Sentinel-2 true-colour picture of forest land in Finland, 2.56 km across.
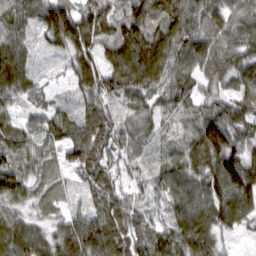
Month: March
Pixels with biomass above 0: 97%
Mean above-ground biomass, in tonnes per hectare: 87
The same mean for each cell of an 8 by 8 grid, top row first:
82 121 142 114 109 111 92 75
94 41 127 110 145 114 88 80
124 19 97 130 145 93 71 64
53 54 60 66 68 67 84 106
84 63 106 77 40 27 156 109
106 35 59 70 31 71 117 170
54 32 38 102 43 60 112 125
110 80 136 117 84 92 102 23
